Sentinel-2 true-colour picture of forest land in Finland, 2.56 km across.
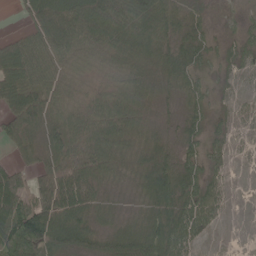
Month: May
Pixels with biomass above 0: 87%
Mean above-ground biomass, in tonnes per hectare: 69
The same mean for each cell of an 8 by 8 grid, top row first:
6 97 120 134 128 63 19 15
77 98 90 96 81 60 30 27
94 87 77 87 77 48 17 13
91 84 94 115 70 23 33 17
59 62 134 105 63 37 45 9
61 113 149 62 64 82 40 1
91 152 120 30 46 89 81 1
97 107 95 72 102 94 16 0
